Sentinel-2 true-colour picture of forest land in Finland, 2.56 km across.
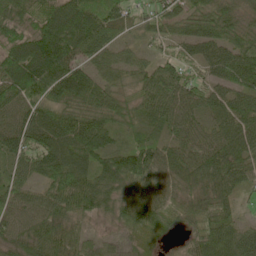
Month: May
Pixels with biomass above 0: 94%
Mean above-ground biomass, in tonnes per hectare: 70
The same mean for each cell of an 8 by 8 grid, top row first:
76 86 92 59 36 61 79 56
95 128 84 53 31 42 70 85
114 110 92 53 60 83 49 77
73 64 74 85 65 81 60 80
67 75 77 43 69 56 70 84
43 56 70 102 92 74 92 69
61 67 71 69 107 64 77 29
58 66 52 27 39 18 84 82
